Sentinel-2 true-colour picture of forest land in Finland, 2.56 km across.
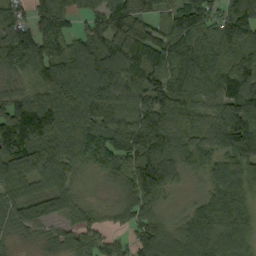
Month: September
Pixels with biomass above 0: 93%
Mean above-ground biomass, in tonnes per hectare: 112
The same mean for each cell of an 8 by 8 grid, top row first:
86 108 44 146 97 102 120 124
174 124 101 144 184 155 126 130
54 128 153 112 102 124 104 109
96 95 191 127 134 129 84 146
120 109 161 141 176 102 86 100
102 94 50 63 159 84 80 188
100 92 56 47 106 32 120 124
35 49 88 61 141 145 175 147
